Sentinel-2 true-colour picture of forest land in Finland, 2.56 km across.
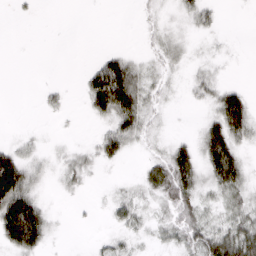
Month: March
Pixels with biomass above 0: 54%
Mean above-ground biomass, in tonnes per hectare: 28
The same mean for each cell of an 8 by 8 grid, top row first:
3 0 0 0 10 22 24 1
0 0 0 8 9 26 14 4
0 2 11 133 35 13 27 4
0 9 4 88 46 6 21 92
20 9 9 53 17 33 72 43
99 18 26 4 27 88 46 62
115 23 3 21 20 45 22 29
82 30 1 18 13 29 56 76
